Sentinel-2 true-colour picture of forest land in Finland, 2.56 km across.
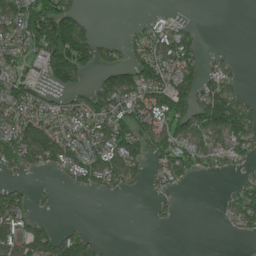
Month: June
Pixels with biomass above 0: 55%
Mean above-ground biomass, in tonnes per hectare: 65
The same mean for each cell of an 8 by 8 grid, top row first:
111 214 62 0 10 15 0 0
68 145 155 39 75 109 9 1
98 59 47 84 108 111 63 18
87 68 73 114 109 135 164 122
100 143 79 104 80 102 69 80
22 12 73 71 31 68 21 25
127 10 0 0 1 13 0 87
141 130 105 3 0 0 0 8
